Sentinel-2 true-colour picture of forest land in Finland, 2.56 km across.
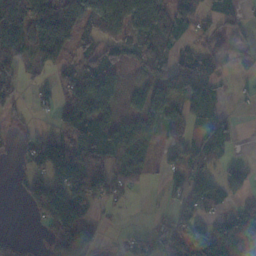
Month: November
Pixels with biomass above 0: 60%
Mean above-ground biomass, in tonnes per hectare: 52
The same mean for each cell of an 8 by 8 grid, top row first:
93 109 81 80 151 80 21 20
94 86 47 50 68 50 28 26
36 16 72 69 26 65 77 9
21 14 88 54 56 52 57 4
16 83 104 89 54 29 89 6
14 97 103 39 23 30 72 39
1 68 63 11 1 35 47 26
19 26 104 3 35 48 84 98
